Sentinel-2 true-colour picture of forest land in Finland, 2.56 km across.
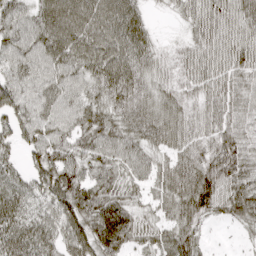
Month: April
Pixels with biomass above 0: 94%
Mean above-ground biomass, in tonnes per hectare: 62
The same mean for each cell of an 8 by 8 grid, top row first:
63 86 89 87 40 21 66 66
63 80 86 81 66 21 66 68
55 57 56 83 57 38 66 61
56 52 62 60 60 56 53 59
35 81 59 67 55 56 59 80
35 74 71 61 49 66 92 79
60 49 87 94 34 61 74 72
79 64 75 101 51 71 18 13
